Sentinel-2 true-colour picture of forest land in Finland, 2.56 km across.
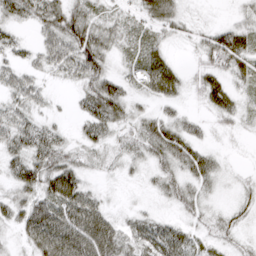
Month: March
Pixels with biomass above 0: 77%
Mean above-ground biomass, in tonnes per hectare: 32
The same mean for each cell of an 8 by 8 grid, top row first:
30 47 44 25 30 31 3 15
28 39 67 31 30 8 43 53
34 13 33 46 37 34 32 24
35 12 21 54 20 18 17 24
39 51 23 22 39 55 17 2
43 64 42 9 13 36 38 7
41 61 69 15 10 18 18 20
14 72 75 55 46 43 17 17
